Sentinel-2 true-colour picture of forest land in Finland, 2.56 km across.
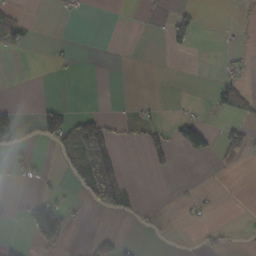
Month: October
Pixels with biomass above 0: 16%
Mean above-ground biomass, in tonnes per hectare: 18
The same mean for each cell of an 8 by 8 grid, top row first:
30 1 6 0 2 19 0 2
35 5 1 0 0 15 0 4
1 1 1 0 0 0 2 23
14 41 18 2 8 2 8 34
16 22 161 67 24 10 1 58
7 7 66 168 1 5 1 3
2 50 7 88 5 4 5 1
8 28 1 23 2 1 14 2
